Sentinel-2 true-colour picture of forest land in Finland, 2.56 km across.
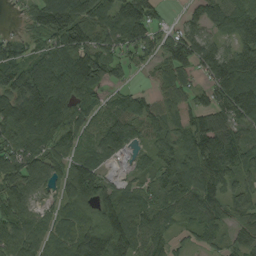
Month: August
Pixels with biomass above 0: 89%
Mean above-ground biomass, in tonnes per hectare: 94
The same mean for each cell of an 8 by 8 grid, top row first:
9 134 128 116 123 12 111 112
74 66 133 71 88 110 92 103
125 135 147 66 16 75 78 187
144 140 89 79 111 67 104 143
81 83 69 105 66 112 132 103
121 90 157 34 42 128 123 87
99 41 82 110 74 76 79 57
81 70 137 170 79 36 55 44
